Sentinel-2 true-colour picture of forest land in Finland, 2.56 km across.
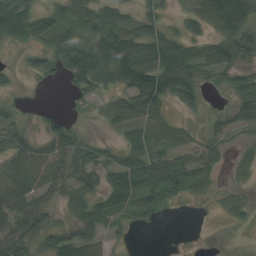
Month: August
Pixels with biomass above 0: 67%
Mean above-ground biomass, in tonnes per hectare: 38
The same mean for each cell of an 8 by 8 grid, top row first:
77 35 35 42 34 12 83 90
13 42 70 71 74 62 41 42
11 16 63 44 80 68 17 34
14 14 7 47 75 17 12 40
46 43 34 13 51 51 32 14
45 55 38 41 67 65 37 16
41 27 37 43 43 9 4 33
49 33 54 19 0 1 0 0
